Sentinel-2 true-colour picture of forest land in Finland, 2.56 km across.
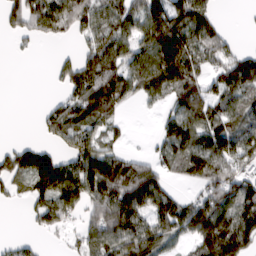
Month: March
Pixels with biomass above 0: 67%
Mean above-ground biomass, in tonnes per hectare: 80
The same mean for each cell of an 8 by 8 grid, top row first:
72 125 92 91 118 130 74 2
9 3 34 89 91 152 88 23
0 7 105 117 111 127 51 121
0 38 91 63 9 58 82 84
29 40 102 41 4 88 120 102
87 151 143 181 112 40 104 65
8 93 74 156 122 103 88 120
23 7 47 140 146 58 132 132
